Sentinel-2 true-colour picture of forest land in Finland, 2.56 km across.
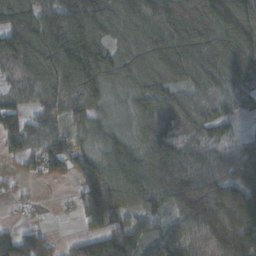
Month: October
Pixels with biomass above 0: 87%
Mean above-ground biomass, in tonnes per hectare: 117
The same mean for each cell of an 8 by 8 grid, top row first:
184 146 174 128 152 183 179 158
160 174 180 95 149 161 151 154
76 152 193 108 123 98 118 125
92 106 114 65 122 154 115 61
111 115 56 94 129 118 92 64
23 68 75 124 136 149 129 120
16 4 70 138 62 113 180 191
110 70 37 60 69 122 127 174
